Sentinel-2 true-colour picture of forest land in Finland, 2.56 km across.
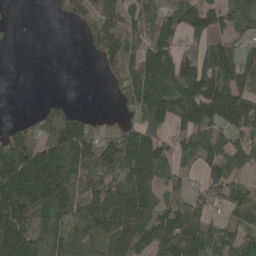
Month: May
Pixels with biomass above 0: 73%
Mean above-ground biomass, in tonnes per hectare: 97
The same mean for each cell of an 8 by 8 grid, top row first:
1 3 58 91 88 92 110 91
3 0 6 110 111 78 71 57
0 0 0 55 158 159 128 94
2 83 38 21 125 141 123 113
154 165 187 138 172 67 105 69
208 227 128 108 139 58 55 39
191 159 115 148 144 99 61 71
233 130 121 105 116 149 95 71
